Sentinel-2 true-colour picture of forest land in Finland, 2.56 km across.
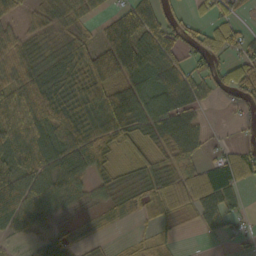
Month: October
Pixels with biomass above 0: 75%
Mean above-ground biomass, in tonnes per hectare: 51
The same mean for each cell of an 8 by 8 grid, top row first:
33 38 44 33 74 30 33 26
56 37 59 75 75 51 73 54
74 65 69 85 64 65 48 81
71 87 70 129 73 76 9 17
65 65 89 58 40 73 21 28
76 67 53 30 36 56 61 56
82 60 27 24 26 37 75 27
19 43 18 4 10 14 11 17
